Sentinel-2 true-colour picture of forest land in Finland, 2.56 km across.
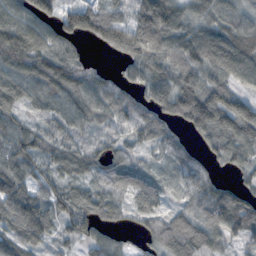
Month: November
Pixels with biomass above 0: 88%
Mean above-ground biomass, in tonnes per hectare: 83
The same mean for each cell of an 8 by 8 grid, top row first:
91 92 136 87 139 122 79 93
131 86 29 82 145 109 148 150
93 95 63 40 93 102 94 77
60 59 71 71 65 62 140 139
92 66 61 50 47 57 56 105
118 63 57 69 52 47 51 33
145 100 81 76 67 51 79 93
106 78 59 44 32 106 81 42
